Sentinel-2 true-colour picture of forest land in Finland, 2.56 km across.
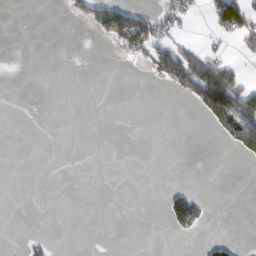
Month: February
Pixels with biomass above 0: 14%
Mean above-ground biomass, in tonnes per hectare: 24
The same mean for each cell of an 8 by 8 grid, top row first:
0 0 28 144 71 54 33 117
0 0 0 16 91 78 30 16
0 0 0 0 2 103 202 72
0 0 0 0 0 0 88 170
0 0 0 0 0 0 0 82
0 0 0 0 0 0 0 0
0 0 0 0 0 91 26 0
0 16 0 0 0 7 17 6
